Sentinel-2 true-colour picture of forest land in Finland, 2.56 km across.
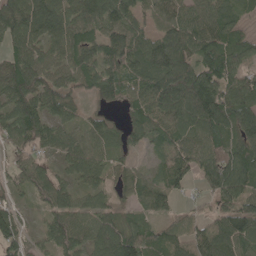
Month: May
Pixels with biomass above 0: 91%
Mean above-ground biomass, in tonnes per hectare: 79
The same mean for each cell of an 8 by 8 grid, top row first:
106 118 96 103 55 109 87 44
69 77 98 92 89 112 86 58
113 87 73 96 96 140 109 75
90 80 36 30 75 114 133 95
70 63 60 51 45 81 87 89
49 69 65 42 39 85 80 110
35 49 54 48 50 45 36 82
80 60 74 101 98 101 115 103
